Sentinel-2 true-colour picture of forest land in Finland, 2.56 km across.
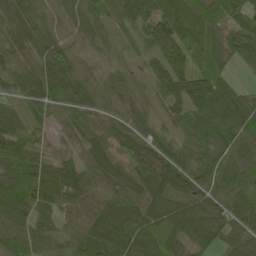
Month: May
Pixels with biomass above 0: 94%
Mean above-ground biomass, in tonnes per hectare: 67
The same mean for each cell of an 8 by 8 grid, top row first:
48 57 61 37 108 147 94 70
34 63 38 17 43 110 74 79
47 92 77 36 23 91 71 15
37 61 51 38 37 41 89 78
106 39 54 51 51 43 72 66
119 117 72 63 61 82 53 50
124 88 80 71 76 70 60 74
78 55 77 98 68 54 65 63
